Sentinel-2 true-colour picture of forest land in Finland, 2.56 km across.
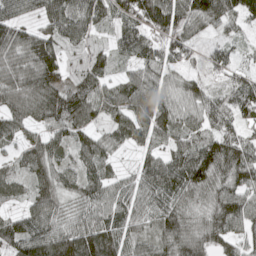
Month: May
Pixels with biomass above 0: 93%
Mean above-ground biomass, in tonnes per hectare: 84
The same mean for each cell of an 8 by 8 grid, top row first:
76 73 109 76 50 70 108 74
123 103 53 51 79 79 27 24
87 105 95 65 86 50 47 61
89 112 148 76 106 103 90 97
53 85 76 67 63 70 93 93
74 74 85 54 72 113 124 104
37 81 61 83 60 94 90 104
106 136 167 132 70 124 100 69
